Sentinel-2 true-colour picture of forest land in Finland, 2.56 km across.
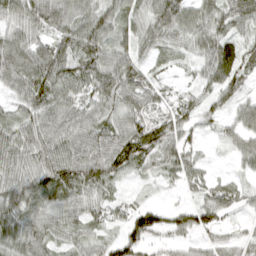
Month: April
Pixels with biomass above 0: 87%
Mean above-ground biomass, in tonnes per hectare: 57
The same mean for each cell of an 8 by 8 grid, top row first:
62 77 66 64 59 74 58 70
78 68 81 65 41 41 61 59
73 93 77 79 51 15 42 57
42 75 64 60 58 48 37 38
81 84 82 87 93 68 11 39
76 89 96 65 21 41 31 19
90 62 55 37 46 32 57 30
76 59 47 37 57 28 25 28
